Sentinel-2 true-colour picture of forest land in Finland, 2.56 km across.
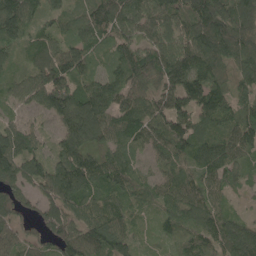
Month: May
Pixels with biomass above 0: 94%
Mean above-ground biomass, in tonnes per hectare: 96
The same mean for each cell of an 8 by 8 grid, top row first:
126 70 72 125 102 101 151 143
64 84 80 64 97 116 129 126
51 132 97 80 107 123 133 92
40 78 135 117 106 130 116 89
108 44 114 82 78 108 96 107
104 105 145 103 59 94 88 53
81 80 110 101 41 95 102 19
69 63 120 150 22 66 93 166
